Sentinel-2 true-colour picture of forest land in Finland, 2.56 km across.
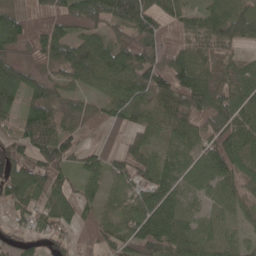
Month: May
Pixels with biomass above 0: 88%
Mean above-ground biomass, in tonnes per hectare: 72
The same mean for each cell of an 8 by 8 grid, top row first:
63 77 95 90 101 55 61 83
68 99 90 79 99 76 75 40
100 69 64 65 98 116 84 76
68 119 59 51 63 87 91 81
79 123 50 31 61 58 72 90
84 95 43 44 65 66 62 68
61 72 63 35 91 71 36 52
46 53 51 69 103 89 57 43
